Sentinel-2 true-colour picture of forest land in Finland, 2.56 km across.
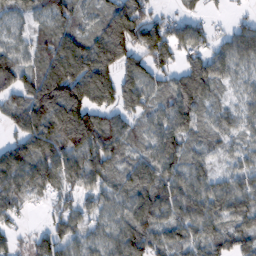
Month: February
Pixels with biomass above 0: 88%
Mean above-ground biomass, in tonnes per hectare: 102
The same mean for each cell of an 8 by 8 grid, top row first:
50 88 65 133 119 46 29 19
74 116 136 212 149 103 75 99
121 209 227 152 111 86 104 43
98 196 222 121 88 117 62 58
90 142 188 138 67 105 59 48
123 107 116 73 108 107 68 76
68 33 69 65 131 119 112 108
38 87 62 81 127 82 93 89
